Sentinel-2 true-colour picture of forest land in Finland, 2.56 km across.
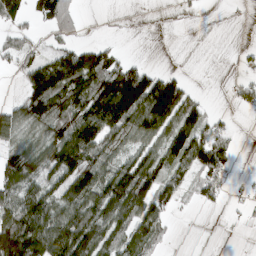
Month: March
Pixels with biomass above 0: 59%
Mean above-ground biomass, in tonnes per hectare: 63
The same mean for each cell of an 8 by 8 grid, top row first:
68 83 29 1 1 3 0 3
43 20 64 34 0 0 0 9
11 140 108 116 119 59 0 19
87 115 86 168 140 105 16 13
67 84 123 75 67 53 101 8
106 71 132 108 116 61 60 6
111 107 113 117 85 29 12 8
169 135 126 75 62 3 0 0
